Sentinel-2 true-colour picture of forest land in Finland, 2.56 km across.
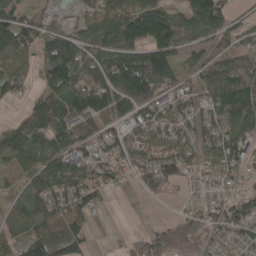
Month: April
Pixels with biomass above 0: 80%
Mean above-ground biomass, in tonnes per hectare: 90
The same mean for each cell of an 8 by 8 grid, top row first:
61 41 39 106 161 85 146 41
103 91 107 130 144 102 76 113
97 83 115 132 162 90 92 154
15 125 140 129 79 102 94 161
96 101 103 110 99 100 89 117
48 104 99 74 76 81 73 57
65 108 87 9 4 21 80 107
60 105 72 4 64 84 74 81
